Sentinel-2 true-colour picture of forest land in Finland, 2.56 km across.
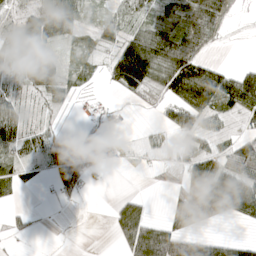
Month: April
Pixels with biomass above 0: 59%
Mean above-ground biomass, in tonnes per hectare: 42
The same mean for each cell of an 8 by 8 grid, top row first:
21 59 33 24 35 60 78 8
42 50 22 34 99 78 28 2
45 71 24 56 86 105 100 65
49 19 16 17 5 54 68 55
57 68 51 20 12 30 28 39
33 32 81 1 5 24 107 87
9 2 4 15 23 37 111 80
9 0 0 9 93 68 33 19
